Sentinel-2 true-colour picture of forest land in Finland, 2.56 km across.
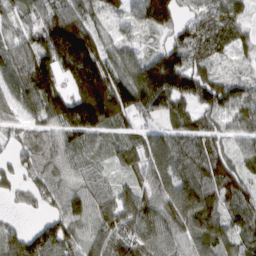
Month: March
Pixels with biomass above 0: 91%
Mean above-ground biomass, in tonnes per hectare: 92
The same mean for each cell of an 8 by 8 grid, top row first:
62 83 97 63 115 87 62 48
78 167 214 85 47 91 71 43
96 114 196 175 177 176 95 44
68 114 190 182 109 85 88 80
42 63 85 49 67 87 90 50
57 71 64 41 59 100 124 93
21 45 77 96 96 111 130 78
82 116 68 93 100 77 114 67
